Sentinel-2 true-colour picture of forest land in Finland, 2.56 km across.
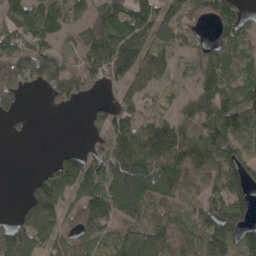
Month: April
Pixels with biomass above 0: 76%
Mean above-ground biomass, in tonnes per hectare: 105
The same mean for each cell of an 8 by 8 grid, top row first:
150 156 58 159 139 105 94 71
111 86 92 207 123 75 80 57
164 111 128 88 90 38 122 74
47 9 9 125 95 51 139 154
1 0 17 134 148 144 148 127
0 95 161 173 181 153 123 128
28 138 136 143 118 106 124 115
162 85 99 84 134 89 143 101
